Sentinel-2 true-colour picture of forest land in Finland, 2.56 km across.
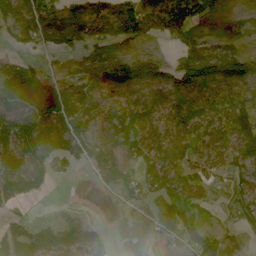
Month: June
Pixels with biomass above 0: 77%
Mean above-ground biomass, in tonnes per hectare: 69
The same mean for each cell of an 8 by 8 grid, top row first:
76 104 81 86 94 100 100 50
27 42 59 68 24 39 59 41
132 43 71 99 135 108 121 97
77 84 77 54 79 89 86 75
98 107 64 69 71 57 48 68
110 57 21 97 58 67 34 35
27 2 22 31 77 139 24 27
100 66 66 38 84 70 60 22
